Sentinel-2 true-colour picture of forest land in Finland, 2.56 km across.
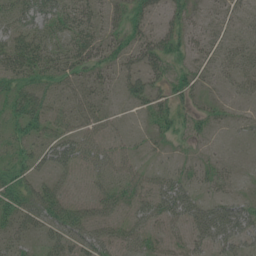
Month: July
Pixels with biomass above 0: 63%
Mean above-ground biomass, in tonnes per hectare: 29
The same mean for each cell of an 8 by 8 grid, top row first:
40 46 33 23 28 22 13 16
47 31 39 32 47 28 20 27
37 32 28 18 51 28 13 31
40 43 29 13 23 32 21 9
26 37 41 19 10 17 10 4
37 23 10 35 27 23 19 7
47 49 25 28 31 43 29 34
29 30 35 33 34 22 34 37
